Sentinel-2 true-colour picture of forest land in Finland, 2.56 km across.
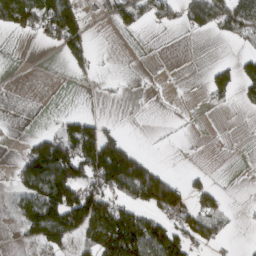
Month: March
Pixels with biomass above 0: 38%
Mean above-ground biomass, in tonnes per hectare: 57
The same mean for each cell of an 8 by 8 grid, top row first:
124 116 62 36 57 43 96 95
0 10 57 1 0 0 0 14
0 0 8 5 1 0 42 76
0 1 13 0 0 2 6 10
5 96 186 111 3 4 2 1
40 161 118 197 167 27 18 0
42 158 180 136 91 119 60 4
13 127 78 241 209 106 68 3
